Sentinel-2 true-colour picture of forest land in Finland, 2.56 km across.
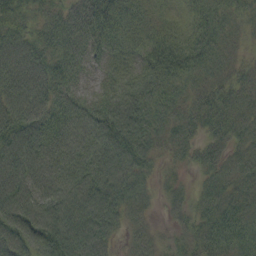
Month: September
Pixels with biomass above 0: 95%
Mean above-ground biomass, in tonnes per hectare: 64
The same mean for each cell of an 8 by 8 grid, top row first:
59 48 70 64 37 32 51 38
90 55 59 48 45 63 64 25
98 80 30 44 69 58 49 47
92 71 62 79 80 51 59 51
94 70 80 105 73 48 45 44
90 79 94 112 50 14 34 55
95 99 115 83 33 27 45 55
90 107 114 49 46 31 61 69
